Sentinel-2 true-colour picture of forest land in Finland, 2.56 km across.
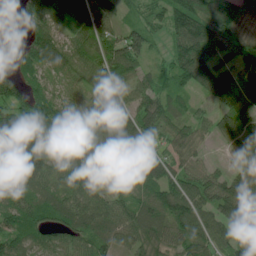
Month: June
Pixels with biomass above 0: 89%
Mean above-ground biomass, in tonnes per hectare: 96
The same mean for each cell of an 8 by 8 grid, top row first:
20 112 106 42 59 112 106 71
17 131 86 108 77 88 131 93
113 69 59 99 54 83 141 135
162 149 96 140 102 61 37 139
228 160 118 102 91 60 25 104
124 66 130 91 111 89 75 111
108 97 106 89 85 132 91 126
86 58 74 72 74 87 93 66
